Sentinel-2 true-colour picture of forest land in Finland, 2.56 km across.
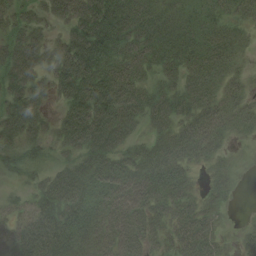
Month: August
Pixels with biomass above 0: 86%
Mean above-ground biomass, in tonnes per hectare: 48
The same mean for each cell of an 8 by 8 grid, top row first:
38 38 75 91 53 30 32 26
57 47 89 73 49 45 46 24
54 41 95 79 34 37 41 20
60 28 81 82 55 55 48 36
43 36 65 67 38 58 41 7
18 39 67 71 64 46 14 6
23 69 72 53 54 39 25 1
52 89 57 59 44 37 42 16
